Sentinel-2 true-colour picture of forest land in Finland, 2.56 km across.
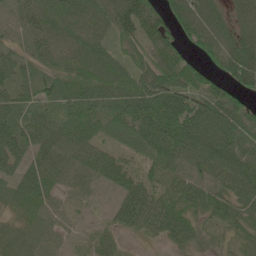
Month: June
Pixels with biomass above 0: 92%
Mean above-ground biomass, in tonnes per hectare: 65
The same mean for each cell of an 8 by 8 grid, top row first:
45 69 71 84 109 85 90 54
38 78 70 48 57 72 77 90
61 58 61 70 80 101 73 81
65 46 73 62 100 121 111 79
77 73 77 33 64 106 124 75
57 69 59 65 46 59 68 90
44 46 15 32 85 70 68 56
39 30 16 30 20 44 20 36
